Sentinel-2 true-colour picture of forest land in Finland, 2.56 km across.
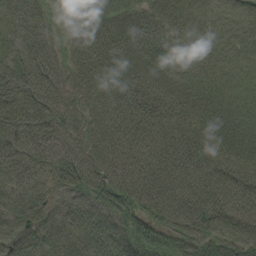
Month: August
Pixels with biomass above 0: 98%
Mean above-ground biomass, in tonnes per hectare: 65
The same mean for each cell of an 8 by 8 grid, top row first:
54 38 48 58 49 39 27 29
44 53 46 69 55 28 27 29
67 79 45 75 71 47 37 30
78 83 56 78 82 73 60 41
76 87 65 75 76 64 73 60
72 62 98 82 78 78 83 84
78 48 60 87 79 88 101 83
61 60 60 116 85 77 86 84
